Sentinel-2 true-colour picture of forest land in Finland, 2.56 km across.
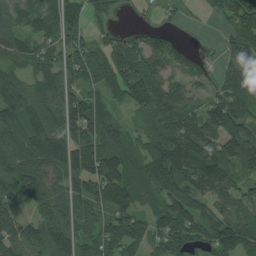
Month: July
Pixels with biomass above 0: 86%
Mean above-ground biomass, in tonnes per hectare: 100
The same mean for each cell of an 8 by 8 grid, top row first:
79 88 82 29 12 22 23 106
83 73 96 90 98 57 9 128
81 98 78 102 123 57 50 97
133 125 137 44 76 116 96 121
135 206 143 83 69 141 139 130
165 97 156 167 97 139 150 87
82 102 94 108 64 145 83 73
139 133 110 135 106 98 101 108
